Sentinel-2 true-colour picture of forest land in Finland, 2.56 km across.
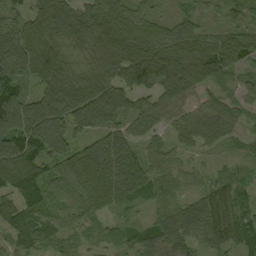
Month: September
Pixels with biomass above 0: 93%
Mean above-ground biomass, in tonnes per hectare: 74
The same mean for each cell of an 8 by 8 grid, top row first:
48 103 91 113 67 46 34 48
125 107 52 99 111 114 88 89
88 112 83 90 89 116 70 32
152 143 123 98 72 53 61 44
111 132 62 93 56 43 23 22
105 62 73 85 94 44 37 30
64 41 69 30 35 62 83 54
52 56 19 38 69 82 59 70
